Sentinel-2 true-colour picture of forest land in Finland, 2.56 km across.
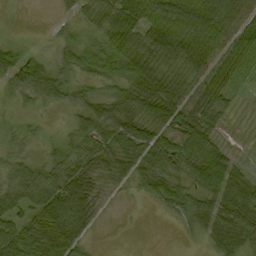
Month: September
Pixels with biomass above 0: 81%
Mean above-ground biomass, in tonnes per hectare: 50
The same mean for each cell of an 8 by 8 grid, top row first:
2 2 22 64 70 98 76 53
30 11 54 74 76 98 79 71
61 74 32 53 103 52 66 29
16 10 36 63 67 88 71 7
22 26 48 53 84 73 63 4
54 56 60 32 61 48 99 37
54 100 64 3 4 46 49 65
76 100 45 0 0 4 29 64
